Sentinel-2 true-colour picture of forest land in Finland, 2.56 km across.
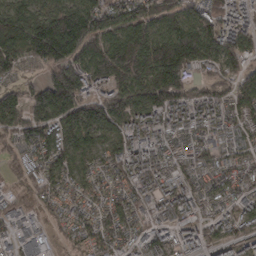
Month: March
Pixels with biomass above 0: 92%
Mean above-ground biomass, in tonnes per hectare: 112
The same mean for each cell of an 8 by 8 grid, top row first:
130 116 178 116 134 128 120 105
165 229 182 176 216 235 143 113
63 122 168 212 178 206 77 97
130 152 169 134 115 114 97 85
68 136 131 81 110 72 69 65
30 97 73 79 119 86 76 85
69 48 69 84 75 109 59 72
71 62 58 87 73 90 60 74
